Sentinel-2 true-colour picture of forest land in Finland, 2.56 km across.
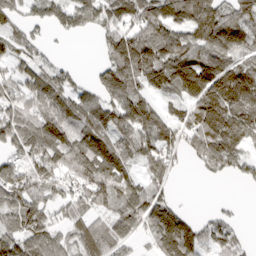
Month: March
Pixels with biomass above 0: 76%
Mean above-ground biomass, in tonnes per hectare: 86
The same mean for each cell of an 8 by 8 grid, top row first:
57 72 87 89 123 108 128 83
68 23 0 90 164 120 110 90
71 91 27 97 108 128 149 128
79 88 95 98 113 53 142 120
90 109 107 107 102 70 114 93
85 93 108 139 60 27 21 30
95 65 60 70 121 61 9 6
98 83 70 77 38 179 70 39
